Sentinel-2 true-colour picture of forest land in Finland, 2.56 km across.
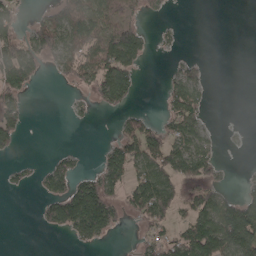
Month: April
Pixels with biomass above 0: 43%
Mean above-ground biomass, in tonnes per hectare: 47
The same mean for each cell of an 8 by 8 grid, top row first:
38 57 101 74 26 2 0 0
65 78 96 136 53 10 0 0
88 6 50 127 4 47 16 0
66 0 12 21 27 68 18 0
26 0 3 41 101 65 36 2
17 63 50 70 84 68 51 5
0 48 151 72 91 51 89 92
0 0 36 10 39 82 145 119
